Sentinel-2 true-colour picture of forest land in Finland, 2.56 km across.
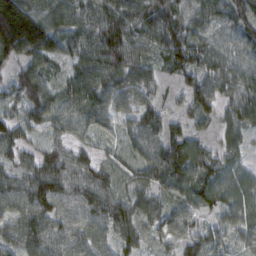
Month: February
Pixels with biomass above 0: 94%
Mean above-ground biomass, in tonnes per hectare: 81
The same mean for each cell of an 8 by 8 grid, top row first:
236 95 84 113 99 87 74 83
150 121 92 125 71 91 73 80
81 65 109 103 79 36 84 88
47 85 88 77 71 27 58 82
77 54 49 32 93 90 39 51
62 114 82 64 72 100 79 59
79 93 94 100 80 71 55 74
69 94 87 69 51 60 72 53
